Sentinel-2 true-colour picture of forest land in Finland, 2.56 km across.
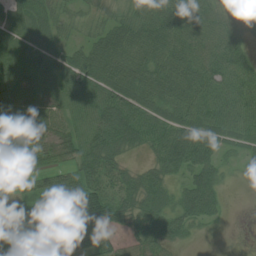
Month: July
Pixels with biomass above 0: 86%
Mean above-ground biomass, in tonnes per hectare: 52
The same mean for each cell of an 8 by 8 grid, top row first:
49 44 25 36 49 64 50 47
52 45 36 67 64 64 58 41
66 48 52 66 59 66 67 67
77 56 49 75 58 60 67 74
64 49 54 62 45 90 65 47
26 44 62 43 36 37 61 8
39 69 101 68 54 54 60 2
55 60 35 35 53 44 5 4
